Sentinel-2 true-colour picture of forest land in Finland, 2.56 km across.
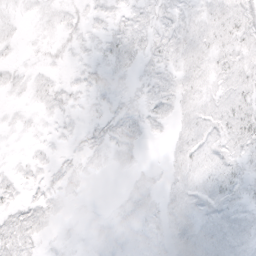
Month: April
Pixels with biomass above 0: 74%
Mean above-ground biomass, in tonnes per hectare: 9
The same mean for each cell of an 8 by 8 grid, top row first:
5 7 7 7 8 10 10 15
4 6 6 9 10 11 11 12
7 7 6 8 6 10 10 15
3 7 5 8 10 10 11 17
2 4 6 11 5 10 12 15
6 7 7 2 6 11 13 10
10 13 1 3 12 12 10 11
16 4 4 8 9 12 12 12
